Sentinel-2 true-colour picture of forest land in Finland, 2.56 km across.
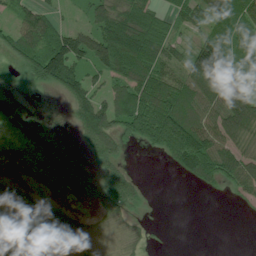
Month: July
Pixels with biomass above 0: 61%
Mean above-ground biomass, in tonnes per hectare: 66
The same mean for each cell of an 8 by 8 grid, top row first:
52 58 17 104 85 48 92 118
95 131 116 153 131 39 128 95
2 124 107 78 113 76 170 71
0 0 87 112 154 132 83 175
0 0 22 83 55 144 120 72
7 1 0 75 7 19 69 118
52 65 8 48 17 0 0 9
110 75 46 14 20 0 0 0
